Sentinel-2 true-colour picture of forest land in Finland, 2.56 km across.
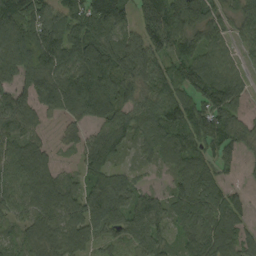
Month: September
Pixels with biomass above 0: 86%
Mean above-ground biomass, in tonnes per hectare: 92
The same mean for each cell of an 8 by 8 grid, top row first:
140 60 138 178 144 177 115 81
131 48 131 125 141 104 84 37
79 119 108 124 106 93 144 68
100 62 107 132 97 122 111 54
87 29 61 108 77 101 86 65
89 84 54 87 23 61 66 17
70 94 88 148 101 69 84 51
57 108 75 58 112 53 101 78
